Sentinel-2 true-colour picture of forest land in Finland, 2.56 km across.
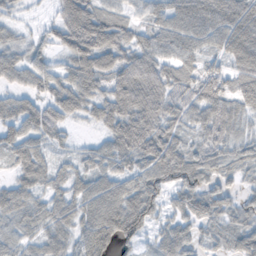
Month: November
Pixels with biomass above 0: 90%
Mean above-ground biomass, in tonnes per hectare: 62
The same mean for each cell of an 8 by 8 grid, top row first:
24 19 104 61 44 74 87 87
46 39 95 91 70 71 52 94
45 65 77 77 116 67 90 63
59 62 47 72 95 61 79 58
63 44 17 58 84 57 55 47
44 52 45 60 68 69 60 34
66 45 42 75 90 44 63 42
37 61 54 71 41 76 39 55
